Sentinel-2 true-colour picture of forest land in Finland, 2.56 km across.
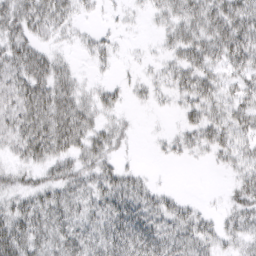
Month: March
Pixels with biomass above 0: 72%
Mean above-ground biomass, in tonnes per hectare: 27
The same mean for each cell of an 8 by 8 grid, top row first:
42 39 15 5 8 28 41 44
40 18 11 14 4 27 40 46
41 42 15 9 13 25 30 26
45 48 39 18 3 9 30 31
36 50 36 29 1 15 27 25
21 23 35 32 12 0 1 22
28 38 28 38 34 21 6 28
43 32 33 40 37 32 24 21
